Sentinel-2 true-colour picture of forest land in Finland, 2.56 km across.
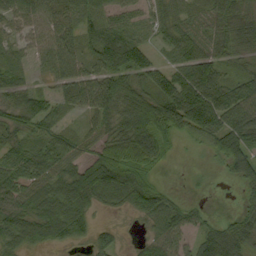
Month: September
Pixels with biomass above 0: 81%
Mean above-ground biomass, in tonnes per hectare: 58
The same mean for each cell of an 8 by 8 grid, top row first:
52 67 62 48 31 62 53 52
34 71 61 112 54 69 67 53
45 30 84 86 64 82 100 49
54 53 40 66 99 91 123 84
48 42 33 58 100 21 30 68
54 62 86 111 50 0 2 46
67 94 82 36 82 48 11 15
66 59 30 35 36 55 21 48
